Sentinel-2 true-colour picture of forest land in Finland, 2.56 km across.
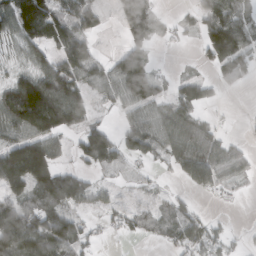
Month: March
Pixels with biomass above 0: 66%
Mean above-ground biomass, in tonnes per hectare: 69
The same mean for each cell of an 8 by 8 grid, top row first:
118 117 86 22 86 13 82 67
51 72 100 7 68 9 91 110
85 126 95 89 151 38 41 42
116 159 89 23 63 73 19 1
105 105 62 98 90 84 86 23
155 131 55 20 14 27 93 38
83 109 44 28 22 44 9 3
162 162 79 8 18 63 67 13
